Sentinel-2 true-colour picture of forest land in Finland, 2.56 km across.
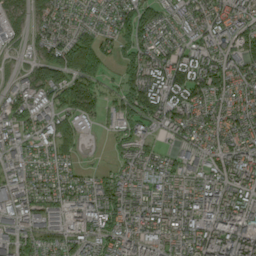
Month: September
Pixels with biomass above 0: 85%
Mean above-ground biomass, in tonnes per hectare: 70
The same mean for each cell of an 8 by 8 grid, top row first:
56 64 35 64 99 48 70 63
30 123 136 52 87 52 73 82
34 140 128 26 126 124 139 66
85 76 95 41 97 99 56 58
55 58 34 26 49 49 42 61
43 42 29 45 46 55 67 84
69 59 71 80 75 64 102 82
61 48 61 63 81 52 101 124
